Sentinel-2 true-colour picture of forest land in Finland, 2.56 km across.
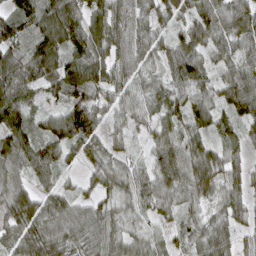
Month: April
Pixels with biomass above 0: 94%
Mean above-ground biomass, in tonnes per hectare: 68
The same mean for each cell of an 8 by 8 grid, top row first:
75 103 82 85 61 51 85 103
69 110 96 77 66 66 59 67
105 72 99 73 42 62 49 99
92 39 99 46 46 73 71 70
106 70 69 33 27 82 57 43
71 44 22 55 43 96 80 53
97 76 58 46 50 53 44 52
71 90 67 67 49 33 83 53
